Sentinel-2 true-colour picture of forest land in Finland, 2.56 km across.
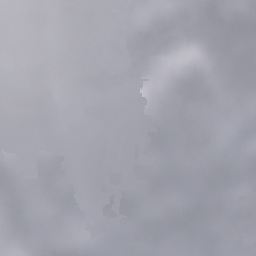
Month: November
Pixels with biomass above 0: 69%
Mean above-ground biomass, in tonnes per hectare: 86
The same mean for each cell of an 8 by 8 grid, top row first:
92 43 65 6 25 31 37 59
137 26 25 13 7 48 31 0
43 20 1 0 33 115 166 0
257 174 52 106 84 74 123 68
95 131 158 105 73 101 118 176
174 126 150 115 115 106 69 131
105 151 49 124 104 93 53 108
87 121 80 142 118 115 74 74
